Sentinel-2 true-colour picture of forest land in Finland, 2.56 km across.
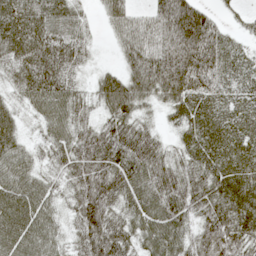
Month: May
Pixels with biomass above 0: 93%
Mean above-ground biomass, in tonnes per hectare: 65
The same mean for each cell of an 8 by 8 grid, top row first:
82 76 38 57 43 120 53 15
77 83 50 17 81 106 94 35
55 83 27 54 78 92 63 54
32 67 49 64 31 47 81 74
48 44 72 79 85 34 81 81
71 34 78 88 74 73 63 82
84 53 76 73 74 66 60 75
74 61 57 91 54 66 66 62
